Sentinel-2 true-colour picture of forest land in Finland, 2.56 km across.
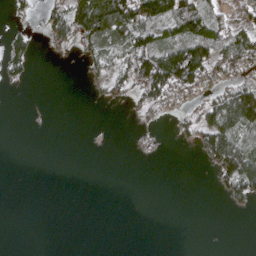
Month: April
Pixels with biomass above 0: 34%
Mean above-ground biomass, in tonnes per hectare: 35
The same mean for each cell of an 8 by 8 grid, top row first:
15 49 125 176 103 119 72 29
54 13 31 66 95 90 93 97
20 0 4 50 110 133 56 67
0 0 0 0 29 26 63 145
0 0 0 0 10 7 71 103
0 0 0 0 0 0 5 122
0 0 0 0 0 0 0 13
0 0 0 0 0 0 0 0
